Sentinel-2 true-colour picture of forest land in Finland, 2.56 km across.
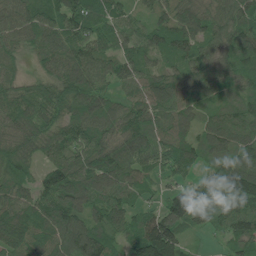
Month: June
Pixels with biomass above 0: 94%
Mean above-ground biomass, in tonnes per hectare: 85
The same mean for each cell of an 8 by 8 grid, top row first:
94 86 121 85 37 78 81 85
54 65 87 74 77 82 68 95
51 70 108 68 85 80 87 67
79 76 90 85 98 91 48 80
96 72 93 93 114 92 78 95
69 69 106 120 60 55 56 143
96 90 94 98 55 99 110 105
104 85 123 73 160 107 12 71
